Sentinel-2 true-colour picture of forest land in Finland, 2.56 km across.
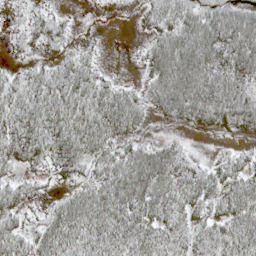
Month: May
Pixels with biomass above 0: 81%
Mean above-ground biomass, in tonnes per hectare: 60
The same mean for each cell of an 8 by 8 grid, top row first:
16 29 3 4 31 70 67 74
22 37 20 0 20 90 100 113
39 62 79 25 28 111 86 79
69 89 89 118 59 65 84 99
85 84 103 61 38 26 3 15
27 28 48 75 99 79 49 55
62 28 77 91 86 62 39 80
63 66 79 86 71 49 58 76
